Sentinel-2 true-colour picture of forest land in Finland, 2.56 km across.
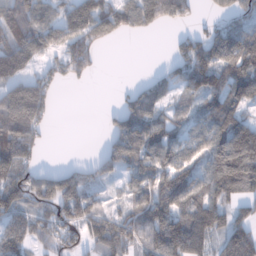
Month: January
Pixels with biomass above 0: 72%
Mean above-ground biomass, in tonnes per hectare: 88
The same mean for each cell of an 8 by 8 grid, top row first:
128 73 118 117 125 76 21 66
134 74 106 12 0 44 120 137
90 70 33 1 28 76 95 110
209 68 0 31 108 42 80 79
176 19 0 90 130 87 98 177
107 69 80 48 104 125 102 190
91 85 120 34 91 119 98 52
90 73 71 133 91 140 73 181
